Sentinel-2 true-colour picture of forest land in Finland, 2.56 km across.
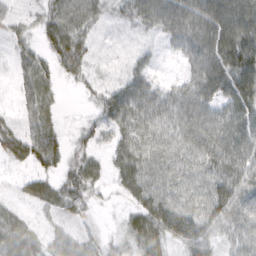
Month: February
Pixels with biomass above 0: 89%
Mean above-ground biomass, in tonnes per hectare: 45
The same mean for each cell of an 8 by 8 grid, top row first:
23 45 58 25 55 69 73 84
29 44 45 10 16 29 68 100
25 34 26 23 43 22 70 81
23 36 8 54 62 56 50 57
55 71 29 34 55 49 62 62
13 37 55 28 63 47 48 54
21 31 33 9 58 64 56 48
67 38 36 23 49 48 48 39
